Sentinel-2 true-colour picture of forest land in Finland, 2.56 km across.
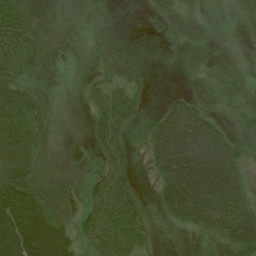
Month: July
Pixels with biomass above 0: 74%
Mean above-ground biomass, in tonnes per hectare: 45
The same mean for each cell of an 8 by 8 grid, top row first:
76 60 11 0 10 44 25 30
71 38 22 44 3 17 31 7
50 25 8 42 23 3 36 13
79 23 4 76 15 58 44 29
83 19 21 52 20 105 95 32
67 19 14 56 5 104 106 47
97 63 53 79 28 65 88 72
118 103 40 75 35 0 23 73
